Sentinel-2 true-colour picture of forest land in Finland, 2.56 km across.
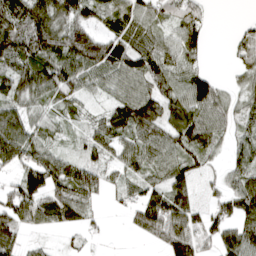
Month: April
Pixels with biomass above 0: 79%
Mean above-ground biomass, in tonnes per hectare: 72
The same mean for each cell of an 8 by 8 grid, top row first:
106 120 84 64 66 67 20 5
111 109 171 108 80 69 30 64
110 115 88 64 83 66 65 37
71 46 37 79 116 76 80 52
110 58 29 65 70 81 79 49
58 134 99 35 58 71 29 64
121 107 83 12 108 106 54 99
62 11 20 3 28 111 55 109
